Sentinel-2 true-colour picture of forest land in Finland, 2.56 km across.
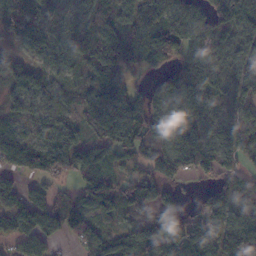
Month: November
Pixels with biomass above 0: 86%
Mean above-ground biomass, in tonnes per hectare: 107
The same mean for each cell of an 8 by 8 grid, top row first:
123 63 98 140 111 136 108 101
56 97 120 172 152 138 97 71
114 66 50 116 34 142 129 86
75 73 80 224 147 110 98 84
152 93 94 142 116 121 121 112
75 84 90 66 91 106 51 88
131 141 101 110 114 92 118 127
75 86 87 76 114 124 141 177
